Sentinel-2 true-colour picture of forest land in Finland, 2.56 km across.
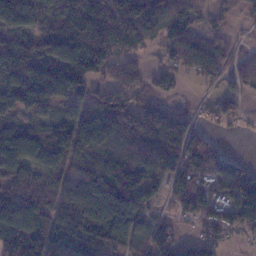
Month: January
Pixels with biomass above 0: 80%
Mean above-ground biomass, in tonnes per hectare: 87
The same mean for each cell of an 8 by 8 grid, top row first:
119 84 98 129 134 95 39 28
103 93 115 84 31 81 109 22
99 143 157 44 44 46 43 44
86 58 66 103 70 40 25 38
142 156 120 102 121 107 66 1
97 96 89 127 85 77 100 96
136 90 141 144 65 51 82 152
132 98 110 120 68 68 61 17
